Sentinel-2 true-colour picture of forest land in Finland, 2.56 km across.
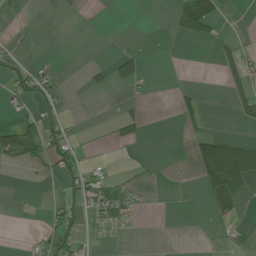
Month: June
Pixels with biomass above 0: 21%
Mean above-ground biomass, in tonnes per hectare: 17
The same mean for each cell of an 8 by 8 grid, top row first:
5 0 1 0 0 33 57 0
8 0 0 1 5 0 1 16
47 30 3 32 16 0 0 34
18 27 0 1 10 17 7 27
84 53 14 12 8 0 58 47
0 16 53 14 6 0 66 88
1 8 38 47 4 0 25 25
0 18 23 4 0 0 0 6
